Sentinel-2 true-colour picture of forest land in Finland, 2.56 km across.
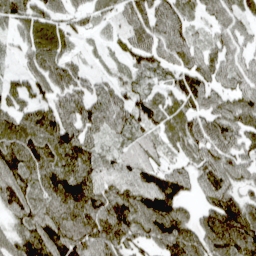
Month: April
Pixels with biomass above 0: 91%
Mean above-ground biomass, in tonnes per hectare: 73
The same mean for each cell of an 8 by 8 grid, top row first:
71 63 41 32 75 69 40 48
27 100 19 22 67 92 47 47
38 96 65 39 31 48 65 61
64 64 85 77 80 66 65 81
93 85 86 28 54 48 72 60
98 93 105 62 74 70 67 56
86 86 125 136 115 94 66 97
77 126 116 117 71 110 101 124
